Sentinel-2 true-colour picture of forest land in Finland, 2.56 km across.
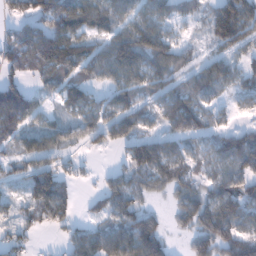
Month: January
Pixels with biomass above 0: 77%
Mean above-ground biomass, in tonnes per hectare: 80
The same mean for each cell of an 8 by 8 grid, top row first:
53 100 123 91 81 60 74 132
97 137 98 92 137 79 31 75
58 61 72 78 101 71 99 61
138 39 69 83 58 98 71 31
62 93 47 65 93 66 63 132
54 146 27 42 74 86 67 105
41 136 22 87 49 53 117 97
47 4 75 107 150 12 123 116
